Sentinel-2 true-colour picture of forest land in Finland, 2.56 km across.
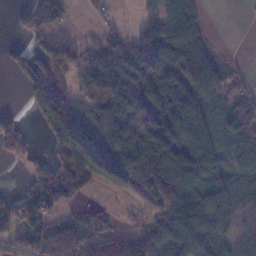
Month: January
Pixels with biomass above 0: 70%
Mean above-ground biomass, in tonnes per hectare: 92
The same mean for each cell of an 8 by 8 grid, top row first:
35 121 4 16 23 147 20 0
27 86 60 68 121 151 67 2
21 132 62 112 151 146 140 51
37 89 88 141 188 186 80 104
96 51 111 156 188 179 113 54
2 125 172 138 203 199 108 49
67 93 34 16 31 137 119 69
75 117 84 82 71 124 122 58
